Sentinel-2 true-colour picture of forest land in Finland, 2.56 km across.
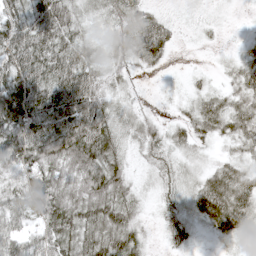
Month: May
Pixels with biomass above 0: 87%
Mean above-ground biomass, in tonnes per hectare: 52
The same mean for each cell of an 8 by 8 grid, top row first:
58 85 30 40 34 9 11 4
82 75 48 34 58 14 6 15
96 73 85 26 6 4 9 38
125 96 87 43 17 12 49 46
88 103 101 64 42 30 25 38
72 86 95 87 12 29 44 46
72 96 82 89 21 40 87 79
69 65 80 91 30 36 12 27
